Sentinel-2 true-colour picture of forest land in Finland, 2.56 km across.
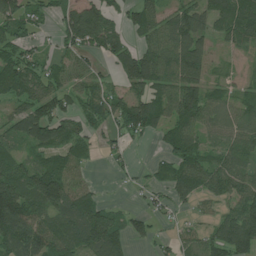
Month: July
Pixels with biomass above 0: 72%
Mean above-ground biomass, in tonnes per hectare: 62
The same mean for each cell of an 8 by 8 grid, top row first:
71 26 128 46 58 56 73 92
58 18 73 63 54 103 38 30
86 66 49 25 113 90 51 16
52 101 59 63 111 78 73 42
46 94 56 25 13 71 31 64
84 117 29 8 12 62 76 69
129 87 93 31 22 24 22 81
85 91 86 93 26 33 53 100
